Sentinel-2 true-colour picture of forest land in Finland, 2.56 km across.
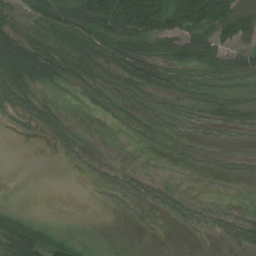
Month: July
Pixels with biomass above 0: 63%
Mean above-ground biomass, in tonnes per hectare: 38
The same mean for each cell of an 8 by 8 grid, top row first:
54 83 81 101 104 80 80 101
84 74 92 67 57 68 91 48
95 48 55 49 61 39 41 42
36 38 6 27 37 35 35 43
1 10 24 3 13 11 12 12
0 0 4 21 19 3 7 11
18 0 0 7 20 36 17 11
105 67 16 0 2 0 7 38
